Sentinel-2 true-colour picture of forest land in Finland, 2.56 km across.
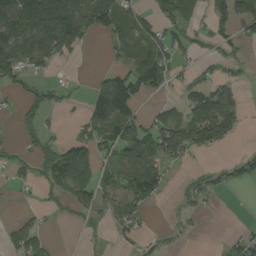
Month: August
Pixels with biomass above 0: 49%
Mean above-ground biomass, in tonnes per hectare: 57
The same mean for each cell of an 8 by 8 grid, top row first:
151 167 108 70 52 75 55 95
115 119 57 32 67 70 25 28
60 26 6 68 99 21 47 22
27 71 22 157 26 37 189 74
18 43 77 80 70 104 91 9
21 93 150 37 129 8 27 44
5 21 66 42 51 15 8 0
62 26 4 12 19 9 1 47
